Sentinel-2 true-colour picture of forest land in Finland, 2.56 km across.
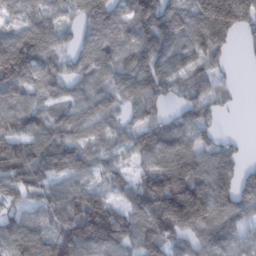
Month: February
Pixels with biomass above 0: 86%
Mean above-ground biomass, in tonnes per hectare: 97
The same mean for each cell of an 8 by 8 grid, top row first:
55 61 59 103 118 130 183 163
130 76 66 109 128 121 120 19
143 77 65 71 126 68 73 8
92 62 71 68 75 42 63 5
110 108 77 56 95 125 66 21
110 113 67 58 77 165 131 85
56 90 136 97 123 249 183 104
103 103 162 158 120 87 138 89
